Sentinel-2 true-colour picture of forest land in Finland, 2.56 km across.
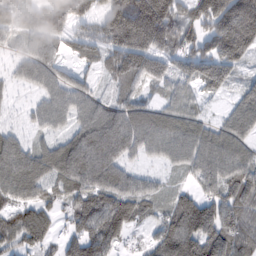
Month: February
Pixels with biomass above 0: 88%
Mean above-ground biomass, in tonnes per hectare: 94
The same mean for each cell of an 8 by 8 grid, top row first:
39 42 90 158 243 109 158 256
28 88 54 113 166 101 106 154
35 82 40 49 80 73 109 47
8 84 88 91 75 75 21 85
73 53 137 148 88 104 108 84
110 64 125 102 47 23 102 116
84 75 98 138 74 96 112 115
76 63 94 94 29 157 144 120
